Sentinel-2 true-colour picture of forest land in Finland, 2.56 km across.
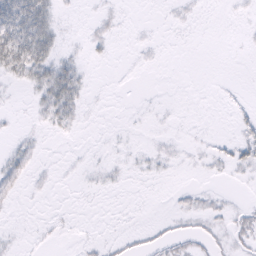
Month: February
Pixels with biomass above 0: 30%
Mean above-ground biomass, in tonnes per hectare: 6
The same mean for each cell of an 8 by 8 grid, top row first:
49 25 2 5 0 3 1 2
50 29 3 4 2 0 0 1
11 29 17 0 0 0 0 0
2 17 10 0 1 1 0 3
6 1 1 1 2 3 3 12
12 2 2 4 3 1 3 3
2 1 0 0 0 5 9 6
2 2 2 3 5 10 8 9
